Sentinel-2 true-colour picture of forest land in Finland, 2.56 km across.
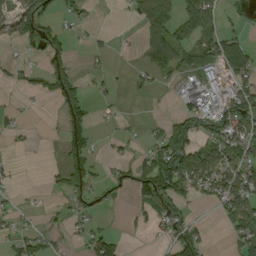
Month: September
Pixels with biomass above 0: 45%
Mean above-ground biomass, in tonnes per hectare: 43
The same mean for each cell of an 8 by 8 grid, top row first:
107 72 25 1 56 49 64 8
21 92 4 13 43 73 58 65
17 70 44 17 32 34 64 53
16 1 85 10 13 29 77 80
6 1 75 7 18 109 63 83
11 10 86 17 66 134 96 75
13 10 25 8 34 41 15 81
38 31 15 52 5 81 24 60
